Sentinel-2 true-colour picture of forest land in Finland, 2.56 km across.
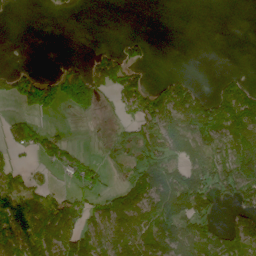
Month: June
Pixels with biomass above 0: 51%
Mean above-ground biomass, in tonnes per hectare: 58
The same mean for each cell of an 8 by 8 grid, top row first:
3 2 1 0 0 0 0 0
0 0 0 17 31 0 0 0
61 48 113 85 34 44 3 31
20 48 54 13 75 151 139 122
50 57 10 31 103 106 90 89
58 6 76 11 125 88 106 123
114 82 78 85 95 100 59 54
108 120 104 116 114 98 94 80
